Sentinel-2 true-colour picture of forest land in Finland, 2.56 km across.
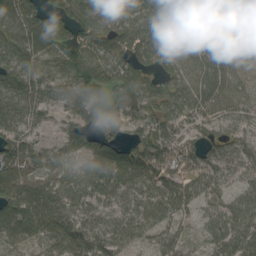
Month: August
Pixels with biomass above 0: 91%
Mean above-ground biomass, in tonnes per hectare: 73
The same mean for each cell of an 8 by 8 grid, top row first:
97 84 73 76 90 94 66 70
80 70 74 77 89 78 81 61
77 59 79 83 68 77 97 70
82 37 73 88 72 77 68 60
74 22 57 73 75 66 51 60
100 68 82 98 90 61 62 45
121 108 79 63 74 71 54 80
66 65 89 79 41 52 54 90
